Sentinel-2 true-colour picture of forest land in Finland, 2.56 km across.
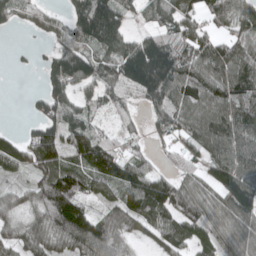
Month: April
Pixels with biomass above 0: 81%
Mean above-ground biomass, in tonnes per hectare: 91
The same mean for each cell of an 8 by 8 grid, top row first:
52 31 134 158 52 94 81 139
5 21 84 105 148 142 99 86
0 75 110 107 222 155 133 108
0 99 88 47 49 108 104 107
82 165 118 74 27 45 93 113
33 99 103 125 97 53 63 128
68 114 99 79 102 118 82 112
72 93 144 110 34 85 80 94
